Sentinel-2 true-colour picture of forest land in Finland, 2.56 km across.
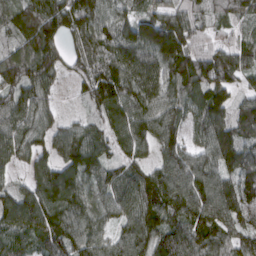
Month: March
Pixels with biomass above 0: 95%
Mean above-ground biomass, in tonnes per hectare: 116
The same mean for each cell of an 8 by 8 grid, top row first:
105 155 139 104 94 118 59 74
84 144 84 110 156 184 79 88
121 111 71 168 143 137 145 70
117 72 28 132 114 106 149 86
124 93 159 96 91 122 123 136
51 129 131 88 95 144 134 146
135 152 116 89 145 123 142 133
102 129 123 91 151 138 125 95
